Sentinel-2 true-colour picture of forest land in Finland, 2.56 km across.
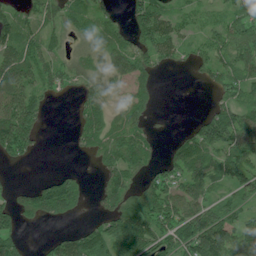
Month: July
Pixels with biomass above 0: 70%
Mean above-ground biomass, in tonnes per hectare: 64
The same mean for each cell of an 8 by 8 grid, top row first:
55 59 61 30 106 46 31 89
86 61 42 74 85 54 73 117
99 64 51 52 49 0 36 75
124 21 43 33 43 1 50 101
125 2 25 65 58 44 112 105
2 28 20 64 53 64 86 91
61 103 26 62 103 80 74 56
50 28 86 103 117 73 135 85
